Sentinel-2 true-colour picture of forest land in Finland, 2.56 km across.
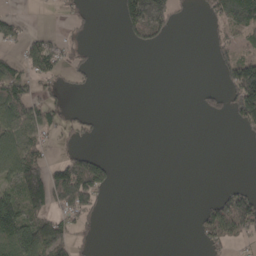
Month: April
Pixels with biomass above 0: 32%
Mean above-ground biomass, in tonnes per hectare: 39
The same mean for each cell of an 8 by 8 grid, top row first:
24 2 21 5 214 50 33 112
27 56 19 0 36 0 18 46
75 43 19 0 0 0 0 134
82 55 18 0 0 0 33 95
83 26 18 0 0 0 0 5
91 101 136 33 0 0 0 0
97 100 93 3 0 0 55 124
112 117 32 0 0 0 47 34
